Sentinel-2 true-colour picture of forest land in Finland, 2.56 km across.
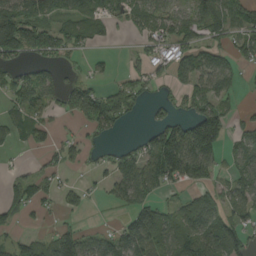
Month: August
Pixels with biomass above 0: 61%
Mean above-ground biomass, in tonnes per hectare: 68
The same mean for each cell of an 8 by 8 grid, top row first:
123 80 88 62 77 70 96 73
141 91 57 10 42 83 78 62
67 60 34 26 61 56 98 43
55 39 90 141 22 38 104 26
29 31 33 23 50 159 144 54
27 41 12 64 98 89 57 71
51 22 39 23 94 65 100 73
43 52 98 75 139 101 106 80
